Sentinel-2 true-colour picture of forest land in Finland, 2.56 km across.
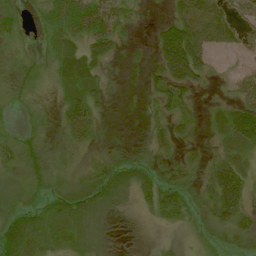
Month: July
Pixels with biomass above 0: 79%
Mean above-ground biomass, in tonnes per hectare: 36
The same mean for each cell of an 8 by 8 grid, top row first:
22 38 86 54 18 55 95 28
12 31 54 37 16 128 62 24
19 19 65 8 33 88 20 32
13 7 68 7 14 41 13 68
30 16 25 7 14 24 13 70
24 35 18 41 36 32 37 71
33 37 46 15 27 64 36 71
66 45 35 3 6 7 19 27
